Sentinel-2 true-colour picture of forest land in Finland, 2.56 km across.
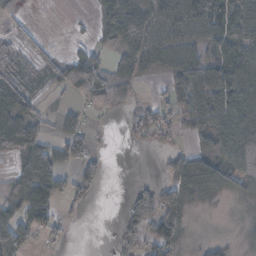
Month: November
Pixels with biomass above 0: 61%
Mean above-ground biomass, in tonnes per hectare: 41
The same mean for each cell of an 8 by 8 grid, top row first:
14 0 2 70 62 86 79 57
24 6 15 38 67 60 38 53
46 30 75 74 23 47 73 68
61 15 22 19 33 43 64 68
67 44 44 3 15 11 31 85
46 94 47 2 1 42 77 69
51 75 16 0 62 41 5 15
87 28 0 9 53 61 11 22
